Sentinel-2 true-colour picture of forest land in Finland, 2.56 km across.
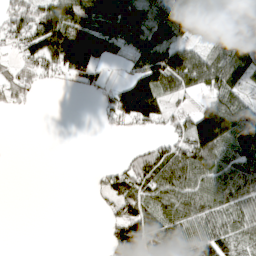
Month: April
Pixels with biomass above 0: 61%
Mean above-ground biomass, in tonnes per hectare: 67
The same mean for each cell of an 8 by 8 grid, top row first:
72 116 130 120 94 120 58 112
47 130 184 56 79 90 53 101
44 25 52 16 135 148 119 80
8 0 0 81 131 31 117 106
0 0 0 0 20 61 168 111
0 0 0 47 88 102 100 102
0 0 0 38 90 83 92 84
0 0 0 74 115 80 92 62
